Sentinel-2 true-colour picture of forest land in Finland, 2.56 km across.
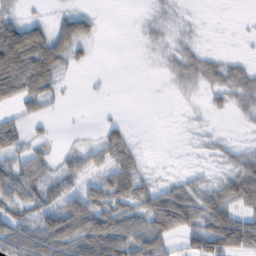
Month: February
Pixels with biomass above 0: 60%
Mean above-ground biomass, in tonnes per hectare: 38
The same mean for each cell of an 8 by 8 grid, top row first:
26 12 42 0 7 11 0 1
130 85 34 0 8 24 9 1
95 62 2 1 0 29 37 45
22 12 1 2 0 1 11 18
47 17 12 60 6 1 11 13
71 44 40 67 31 12 13 76
46 53 82 59 57 109 71 50
77 88 80 95 81 34 96 94
